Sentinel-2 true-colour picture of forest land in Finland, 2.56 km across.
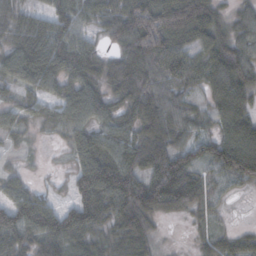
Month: October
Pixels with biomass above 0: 86%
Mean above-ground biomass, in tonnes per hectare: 71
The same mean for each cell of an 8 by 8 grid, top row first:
48 66 75 63 131 139 98 38
68 102 94 37 111 76 91 69
57 68 73 78 87 69 68 90
28 38 85 57 70 59 40 85
19 9 72 77 85 71 68 110
38 11 90 109 85 118 43 85
109 82 114 100 127 65 45 2
89 105 69 52 72 3 38 32
